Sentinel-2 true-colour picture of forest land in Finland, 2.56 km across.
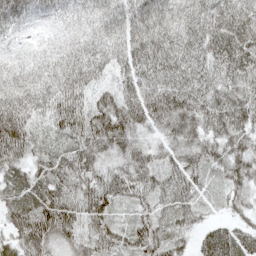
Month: May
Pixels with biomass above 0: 98%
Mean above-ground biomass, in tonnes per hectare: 68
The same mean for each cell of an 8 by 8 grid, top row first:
56 22 31 58 75 56 72 80
12 17 49 64 81 86 85 116
34 65 84 45 78 84 74 78
105 78 89 105 88 103 85 97
99 51 86 105 54 74 63 68
61 89 86 78 77 67 40 70
77 93 86 51 39 66 22 37
62 74 67 53 65 43 58 64
